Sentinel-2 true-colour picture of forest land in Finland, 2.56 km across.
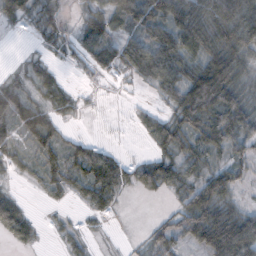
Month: November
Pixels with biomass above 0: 69%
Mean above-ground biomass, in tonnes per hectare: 35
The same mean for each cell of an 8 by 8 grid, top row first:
30 14 13 54 67 83 68 73
1 8 19 37 57 65 69 66
17 33 1 8 20 48 111 44
56 33 11 0 12 35 84 63
22 30 19 7 5 38 50 44
8 19 26 41 35 37 44 33
48 5 7 12 0 19 76 28
23 2 13 1 15 37 59 104
